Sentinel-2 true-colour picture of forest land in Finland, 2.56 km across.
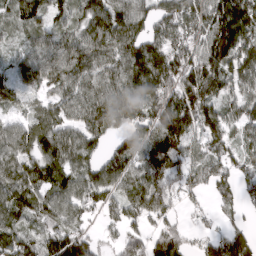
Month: March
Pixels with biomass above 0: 87%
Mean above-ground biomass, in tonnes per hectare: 120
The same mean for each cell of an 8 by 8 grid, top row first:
74 93 104 155 113 164 187 192
50 100 133 134 157 144 167 154
73 98 120 124 175 189 195 121
55 83 107 159 128 237 137 104
112 127 119 67 129 176 112 82
122 122 112 115 121 118 89 98
132 112 100 81 131 60 35 50
135 134 144 42 106 126 77 144
